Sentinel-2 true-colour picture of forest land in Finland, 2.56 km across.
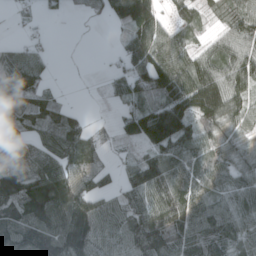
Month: April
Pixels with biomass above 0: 79%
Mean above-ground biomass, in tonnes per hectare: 80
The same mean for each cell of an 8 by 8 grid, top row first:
19 19 6 58 121 39 27 74
47 23 0 9 135 97 43 73
116 29 1 40 113 132 109 99
118 84 19 9 99 141 138 70
76 87 93 13 90 124 76 70
108 119 92 26 106 88 89 72
110 163 108 58 92 101 90 77
135 161 146 76 122 103 100 71
